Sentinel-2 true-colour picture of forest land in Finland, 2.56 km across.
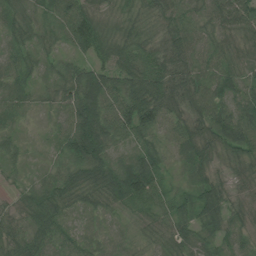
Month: July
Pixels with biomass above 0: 97%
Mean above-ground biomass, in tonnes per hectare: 58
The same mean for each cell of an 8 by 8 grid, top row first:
42 44 80 40 43 53 48 67
40 36 47 60 58 74 54 41
52 29 83 72 84 73 63 48
44 30 123 92 120 59 80 67
30 17 130 76 50 52 58 85
17 42 78 88 118 18 45 38
41 84 38 48 61 61 71 38
65 70 43 29 35 64 47 42
